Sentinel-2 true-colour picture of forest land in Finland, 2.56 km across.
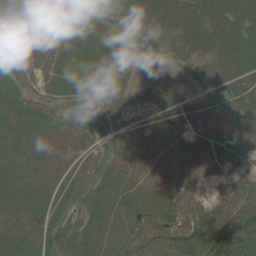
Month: June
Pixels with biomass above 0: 87%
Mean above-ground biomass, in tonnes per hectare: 47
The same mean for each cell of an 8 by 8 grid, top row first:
55 41 34 18 45 73 68 62
46 69 52 57 9 47 44 73
38 44 51 53 21 15 32 60
50 40 45 46 24 45 17 38
39 36 41 41 44 42 48 34
43 29 41 50 37 44 29 30
41 47 52 47 51 52 51 58
43 52 74 52 61 79 111 95
